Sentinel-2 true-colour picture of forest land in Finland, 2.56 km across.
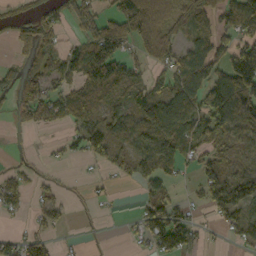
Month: October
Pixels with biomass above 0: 61%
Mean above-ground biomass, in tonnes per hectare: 69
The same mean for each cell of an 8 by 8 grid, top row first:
30 57 81 84 184 98 94 124
42 69 66 130 63 56 122 99
67 85 83 118 45 79 118 180
45 79 66 57 113 140 112 147
3 12 54 74 76 100 62 57
55 12 4 25 65 33 83 74
44 46 6 9 57 68 47 100
42 39 6 2 46 114 11 38
